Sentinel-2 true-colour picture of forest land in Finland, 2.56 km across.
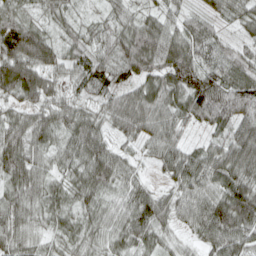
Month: April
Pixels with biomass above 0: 97%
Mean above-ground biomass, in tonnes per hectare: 67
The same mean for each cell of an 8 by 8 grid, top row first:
63 41 28 45 47 44 41 53
117 75 51 60 105 97 60 36
111 65 56 59 66 95 87 67
48 65 59 69 92 74 95 87
88 62 84 49 52 65 39 95
84 56 68 85 23 64 81 86
70 68 50 52 82 61 86 123
63 42 58 57 63 29 60 81
